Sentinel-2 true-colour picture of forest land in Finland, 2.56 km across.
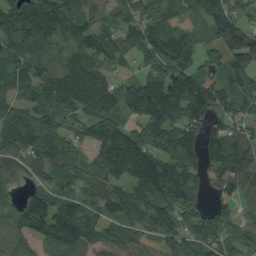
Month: August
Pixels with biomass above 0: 89%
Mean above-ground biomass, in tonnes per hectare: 102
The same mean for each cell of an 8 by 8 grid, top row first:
136 155 79 57 93 102 133 76
93 69 86 107 96 124 49 181
87 86 162 83 98 117 101 120
73 98 94 113 136 127 133 87
99 99 58 124 118 139 121 106
40 63 87 83 127 157 79 116
54 133 141 83 127 121 56 46
77 115 147 100 92 96 94 74
